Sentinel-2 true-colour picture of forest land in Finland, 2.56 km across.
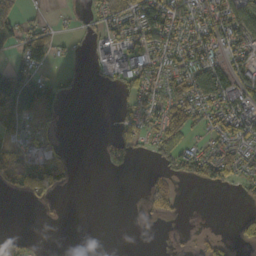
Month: October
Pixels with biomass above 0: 47%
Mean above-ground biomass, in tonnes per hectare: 45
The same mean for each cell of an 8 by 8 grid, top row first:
76 15 14 55 112 91 82 102
39 40 7 87 97 70 96 90
114 49 15 39 81 74 100 96
118 37 0 7 60 77 67 98
50 17 0 31 31 73 42 57
62 112 5 6 13 42 58 49
0 9 0 0 24 36 0 5
27 1 0 0 0 3 25 28
